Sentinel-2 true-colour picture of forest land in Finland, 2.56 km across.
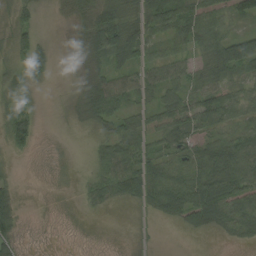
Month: August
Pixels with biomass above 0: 74%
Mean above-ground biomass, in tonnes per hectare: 40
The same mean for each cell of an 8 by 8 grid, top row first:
36 3 44 74 65 89 60 37
47 22 25 99 58 36 53 96
35 21 13 56 53 48 45 35
35 1 21 52 33 63 73 41
31 1 1 58 45 52 47 59
6 1 6 63 77 61 76 83
40 1 10 18 32 67 106 74
30 1 1 1 4 1 7 32
